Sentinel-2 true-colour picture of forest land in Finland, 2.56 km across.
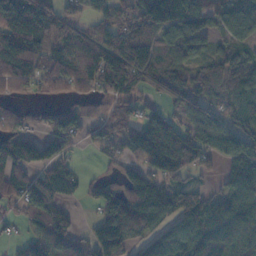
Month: November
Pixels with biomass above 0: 77%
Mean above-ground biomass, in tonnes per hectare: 75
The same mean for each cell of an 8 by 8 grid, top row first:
99 81 40 63 102 158 70 84
129 81 75 102 112 114 54 61
92 42 62 136 82 81 82 114
29 34 50 41 41 38 54 64
99 84 31 40 121 95 59 126
86 81 29 27 94 50 20 128
40 131 13 84 100 79 93 120
16 72 39 106 49 87 81 79
